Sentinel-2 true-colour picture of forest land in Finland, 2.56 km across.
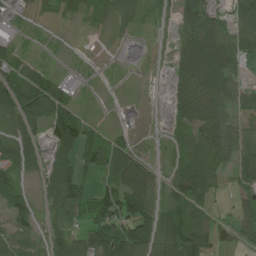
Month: July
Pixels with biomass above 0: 71%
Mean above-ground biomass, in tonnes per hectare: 49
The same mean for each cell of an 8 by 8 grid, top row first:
26 10 32 34 31 40 61 51
35 6 5 3 51 26 107 59
84 66 24 1 1 29 100 36
66 81 31 0 1 30 79 48
66 50 91 61 4 20 97 61
46 40 62 56 68 50 83 57
56 20 54 84 89 53 42 35
61 45 63 83 94 81 64 30
